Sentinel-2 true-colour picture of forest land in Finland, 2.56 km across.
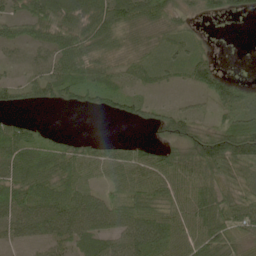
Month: May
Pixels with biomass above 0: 78%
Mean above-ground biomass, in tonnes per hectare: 53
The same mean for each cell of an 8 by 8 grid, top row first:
38 81 87 83 73 49 27 22
24 49 89 58 43 42 18 0
18 58 100 54 35 25 61 17
19 6 25 46 41 35 16 54
95 48 34 30 33 52 78 91
62 76 62 45 62 74 72 63
70 80 70 48 76 61 107 58
29 44 47 48 88 64 88 48
